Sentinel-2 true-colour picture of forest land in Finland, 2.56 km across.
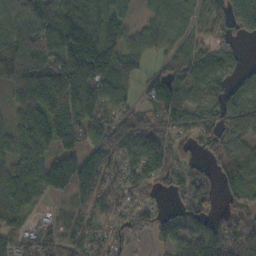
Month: October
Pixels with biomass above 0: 82%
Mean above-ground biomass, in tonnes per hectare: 90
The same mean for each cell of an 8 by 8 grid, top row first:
91 109 219 144 25 65 82 142
97 103 217 128 61 60 56 30
113 146 170 112 41 61 73 44
67 147 162 77 77 92 62 75
86 99 70 130 136 84 52 60
120 130 144 90 109 78 77 65
107 19 59 86 59 30 85 57
69 72 73 71 21 83 89 125
